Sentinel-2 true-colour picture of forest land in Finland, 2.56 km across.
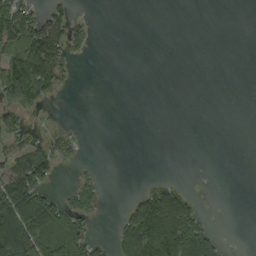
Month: September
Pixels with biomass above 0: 31%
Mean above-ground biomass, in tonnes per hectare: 30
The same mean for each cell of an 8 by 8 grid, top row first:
88 53 9 0 0 0 0 0
88 116 17 0 0 0 0 0
116 86 2 0 0 0 0 0
46 6 0 0 0 0 0 0
38 37 12 0 0 0 0 0
71 50 12 0 2 3 0 0
104 78 45 1 78 108 4 0
132 86 60 26 119 147 70 0
